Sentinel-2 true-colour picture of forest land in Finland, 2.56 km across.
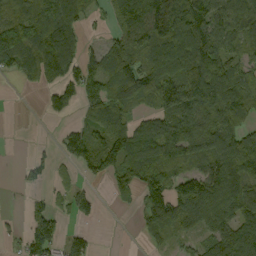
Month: September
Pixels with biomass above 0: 69%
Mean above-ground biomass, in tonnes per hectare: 76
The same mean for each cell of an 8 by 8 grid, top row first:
66 117 72 49 165 140 123 123
99 105 66 53 84 132 127 74
20 49 90 97 126 134 140 79
0 36 42 113 41 104 100 98
0 1 83 106 115 116 97 98
4 9 24 64 111 64 103 100
1 36 52 6 55 106 116 97
19 116 54 0 20 27 63 121
